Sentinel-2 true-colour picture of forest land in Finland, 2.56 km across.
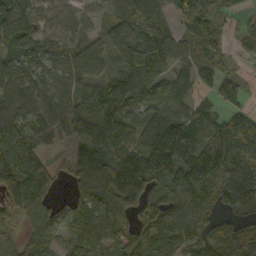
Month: October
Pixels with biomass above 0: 86%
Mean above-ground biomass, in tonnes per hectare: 98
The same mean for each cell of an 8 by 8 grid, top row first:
122 53 61 76 122 68 91 32
84 88 112 118 173 116 104 32
110 72 103 93 136 75 72 55
93 76 116 149 67 89 58 57
135 54 73 124 106 164 109 105
167 122 102 137 180 121 169 102
107 101 94 138 122 89 84 64
55 77 89 95 103 96 75 72
